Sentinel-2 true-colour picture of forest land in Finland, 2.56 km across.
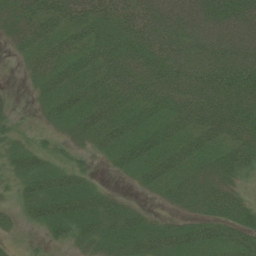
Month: July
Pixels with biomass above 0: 84%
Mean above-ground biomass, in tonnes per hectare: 44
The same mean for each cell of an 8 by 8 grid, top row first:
42 67 54 45 57 67 72 70
20 54 48 57 58 63 70 71
2 43 51 61 64 66 66 69
8 26 57 50 48 62 66 59
20 13 19 42 56 47 48 50
28 50 28 8 36 45 35 25
18 59 60 35 10 18 33 42
7 16 27 41 46 52 50 46
